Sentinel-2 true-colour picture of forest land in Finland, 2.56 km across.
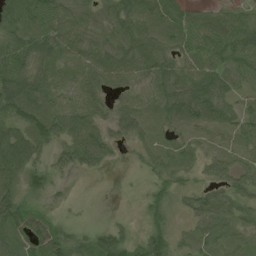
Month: June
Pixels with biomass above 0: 88%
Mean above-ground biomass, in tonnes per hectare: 57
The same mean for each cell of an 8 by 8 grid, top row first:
89 62 57 63 75 58 52 48
65 68 64 64 67 54 76 84
87 66 65 57 49 73 86 58
71 79 83 37 51 70 68 53
77 64 106 44 33 41 29 29
61 54 18 3 13 43 41 66
92 26 5 1 27 23 84 64
55 106 50 71 63 39 61 37
